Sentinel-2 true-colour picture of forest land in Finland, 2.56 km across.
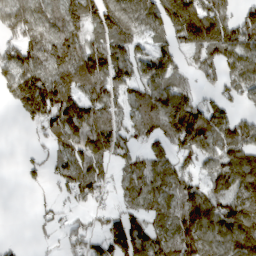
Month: March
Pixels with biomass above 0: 76%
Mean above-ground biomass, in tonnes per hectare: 98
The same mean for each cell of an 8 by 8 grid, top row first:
173 92 126 168 130 179 166 83
89 125 110 154 55 92 164 128
135 131 119 136 107 81 51 97
52 158 136 84 130 200 108 50
1 44 123 108 64 124 117 127
3 37 116 41 101 106 74 124
0 23 33 41 87 101 104 115
6 14 55 109 114 124 114 119
